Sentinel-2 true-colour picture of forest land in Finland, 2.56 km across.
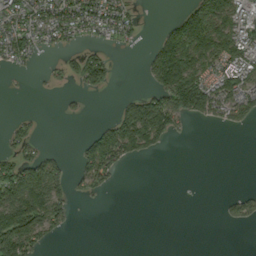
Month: September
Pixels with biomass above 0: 42%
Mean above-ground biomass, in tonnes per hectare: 56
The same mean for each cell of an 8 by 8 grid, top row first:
82 89 106 88 14 39 186 85
97 30 34 24 17 199 132 128
3 15 76 34 19 204 95 106
6 1 9 26 207 127 88 73
45 7 30 132 89 6 0 0
130 130 41 43 0 0 0 0
143 117 3 0 0 0 0 46
154 35 0 0 0 0 0 0
